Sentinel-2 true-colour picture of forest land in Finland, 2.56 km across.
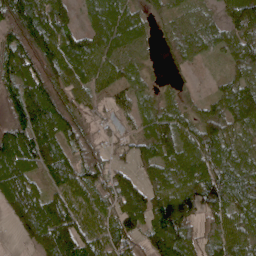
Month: April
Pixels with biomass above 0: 87%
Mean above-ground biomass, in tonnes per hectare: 86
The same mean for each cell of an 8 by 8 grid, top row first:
130 100 37 99 45 47 43 131
102 140 94 83 37 67 52 90
110 100 79 76 35 18 9 73
110 150 55 44 54 62 60 131
131 131 75 45 71 110 103 73
116 72 92 93 58 85 106 85
115 140 69 75 145 132 69 86
19 140 128 83 78 166 71 91
